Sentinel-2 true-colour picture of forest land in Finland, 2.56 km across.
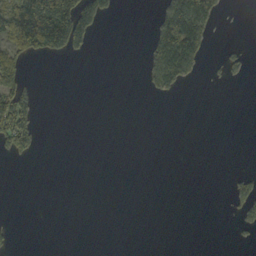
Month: October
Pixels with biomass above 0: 16%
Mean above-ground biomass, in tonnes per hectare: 24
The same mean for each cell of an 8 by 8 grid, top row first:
128 207 178 20 0 102 77 1
78 99 44 0 17 118 29 12
59 0 0 0 21 67 5 11
116 0 0 0 0 0 0 0
67 0 0 0 0 0 0 0
0 0 0 0 0 0 0 18
0 0 0 0 0 0 0 28
9 0 0 0 0 0 0 4
